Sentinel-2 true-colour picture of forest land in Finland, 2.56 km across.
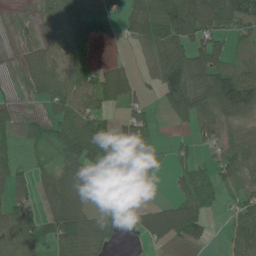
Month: June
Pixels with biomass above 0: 65%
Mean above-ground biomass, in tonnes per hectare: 53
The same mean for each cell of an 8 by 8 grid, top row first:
9 47 90 48 97 157 130 106
16 38 42 4 31 106 96 26
13 73 52 56 20 110 82 97
23 29 62 25 50 62 56 86
19 28 134 51 43 11 22 55
68 39 61 30 5 31 35 53
73 69 53 65 22 62 36 45
36 57 85 32 25 34 29 59
